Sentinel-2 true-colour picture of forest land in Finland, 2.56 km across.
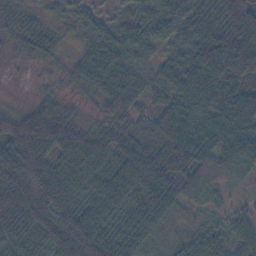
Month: November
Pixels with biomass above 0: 92%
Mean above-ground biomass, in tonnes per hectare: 59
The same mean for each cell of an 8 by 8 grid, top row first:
27 27 43 24 46 50 58 88
20 43 37 77 46 59 111 92
1 7 46 103 50 96 88 64
33 51 6 43 40 68 61 96
95 84 75 50 66 95 73 79
78 86 76 72 100 79 38 15
77 102 65 72 95 47 15 13
50 66 123 74 35 23 42 44
